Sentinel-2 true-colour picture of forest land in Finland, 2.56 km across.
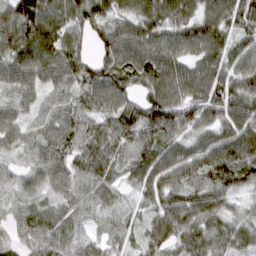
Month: March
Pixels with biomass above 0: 95%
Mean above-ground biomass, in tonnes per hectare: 73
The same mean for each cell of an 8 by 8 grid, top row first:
97 77 77 68 84 92 79 87
91 84 54 86 91 73 96 63
78 69 81 88 77 96 99 77
51 57 57 64 83 90 93 79
53 78 71 65 88 75 76 111
47 73 68 52 76 84 85 86
42 54 55 54 46 84 90 43
41 79 54 39 60 76 83 78
